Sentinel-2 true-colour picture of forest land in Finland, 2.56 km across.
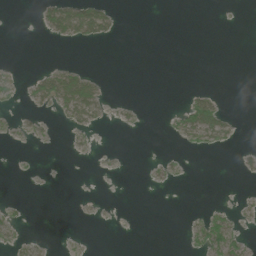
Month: June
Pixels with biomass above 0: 15%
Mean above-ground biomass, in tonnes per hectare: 7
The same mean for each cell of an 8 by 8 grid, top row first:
0 31 60 20 0 0 0 0
0 1 5 0 0 0 0 0
6 31 47 1 0 0 0 0
3 8 37 6 3 13 51 1
2 3 4 0 0 4 21 4
2 0 0 0 2 6 0 2
6 0 0 1 0 0 6 5
7 2 2 0 0 0 37 19
